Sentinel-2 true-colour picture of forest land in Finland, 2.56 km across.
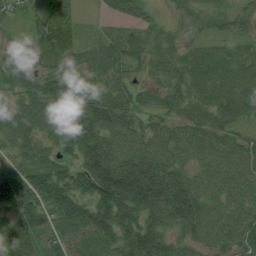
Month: July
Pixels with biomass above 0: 96%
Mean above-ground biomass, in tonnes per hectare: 90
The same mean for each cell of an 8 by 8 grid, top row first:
44 122 41 41 46 34 44 55
49 107 61 74 73 59 50 48
74 81 88 71 37 78 91 82
66 97 154 102 49 61 74 68
68 54 162 98 73 74 78 59
106 131 132 220 185 115 72 77
127 130 141 175 143 162 83 76
165 87 86 106 145 76 67 79
